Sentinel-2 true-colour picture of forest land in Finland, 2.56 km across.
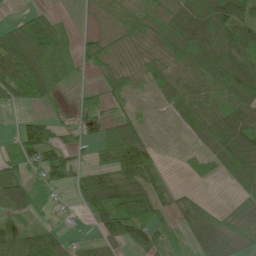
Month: June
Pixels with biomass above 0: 78%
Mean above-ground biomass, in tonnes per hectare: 68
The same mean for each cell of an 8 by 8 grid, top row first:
28 52 9 61 105 112 138 131
139 165 43 68 64 123 121 114
108 129 18 62 43 61 80 111
12 16 24 27 11 35 75 95
54 86 26 81 66 3 60 124
72 59 36 61 67 7 30 81
72 23 25 106 95 46 45 71
66 78 17 77 92 26 124 109
